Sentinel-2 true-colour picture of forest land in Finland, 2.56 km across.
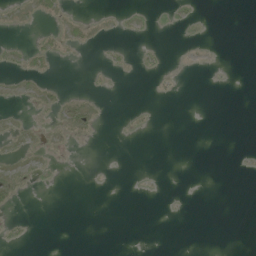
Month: June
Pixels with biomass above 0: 12%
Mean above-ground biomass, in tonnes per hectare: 2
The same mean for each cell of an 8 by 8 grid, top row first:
5 10 4 3 5 11 1 0
6 11 8 5 5 1 3 0
6 5 0 2 1 3 1 0
2 6 14 0 3 0 0 0
4 5 3 0 0 0 0 0
7 3 0 0 1 0 0 1
5 0 0 0 0 1 0 0
5 0 0 0 0 0 0 0
